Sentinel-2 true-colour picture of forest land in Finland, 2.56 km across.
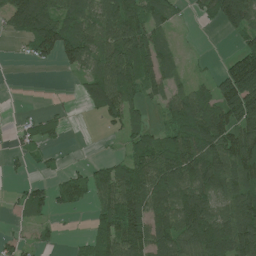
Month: July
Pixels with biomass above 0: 65%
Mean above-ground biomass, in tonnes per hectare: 80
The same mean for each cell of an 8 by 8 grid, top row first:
117 129 89 115 93 35 53 150
8 111 116 101 129 26 1 44
0 0 33 115 108 35 30 184
7 18 7 89 49 79 145 158
21 36 1 4 75 112 124 128
10 24 44 94 125 146 151 117
27 60 33 116 149 146 130 150
24 16 14 119 125 119 168 168
